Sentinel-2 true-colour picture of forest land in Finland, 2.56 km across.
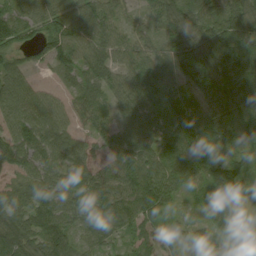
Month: August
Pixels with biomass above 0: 93%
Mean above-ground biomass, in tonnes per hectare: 69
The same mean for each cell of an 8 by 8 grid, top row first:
69 81 77 53 37 71 69 86
60 71 71 73 50 78 103 122
69 11 55 58 73 81 96 94
71 72 44 53 79 95 68 72
68 73 40 54 75 85 100 44
51 66 65 76 99 85 72 71
84 87 67 96 88 23 51 53
105 96 44 43 53 35 38 41
